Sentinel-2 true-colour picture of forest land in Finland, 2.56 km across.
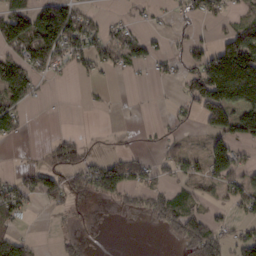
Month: February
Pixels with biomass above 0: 44%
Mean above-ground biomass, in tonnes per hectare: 45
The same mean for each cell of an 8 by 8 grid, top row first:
98 120 50 10 11 13 37 24
70 122 66 54 44 15 49 154
110 25 10 7 5 18 159 205
57 1 1 3 1 14 104 97
6 17 27 2 4 20 38 56
22 58 62 98 43 33 40 57
77 20 13 11 35 63 36 40
68 1 16 0 0 22 99 57
